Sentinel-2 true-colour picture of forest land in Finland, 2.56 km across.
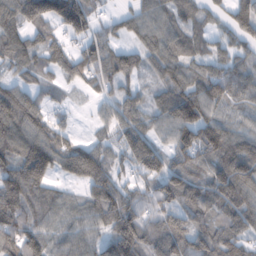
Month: February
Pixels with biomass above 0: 86%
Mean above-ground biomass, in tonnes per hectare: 87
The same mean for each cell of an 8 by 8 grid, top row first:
107 128 133 24 72 70 47 93
101 93 72 72 60 80 57 66
50 38 74 88 34 77 109 108
127 60 10 62 71 115 88 53
106 109 63 58 111 88 105 88
126 87 107 81 72 90 84 124
137 84 68 135 83 87 109 103
123 93 72 107 123 112 111 90
